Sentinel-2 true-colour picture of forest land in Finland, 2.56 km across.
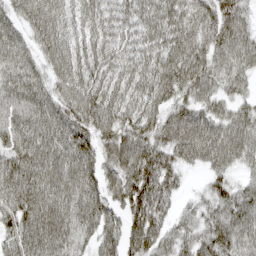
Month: April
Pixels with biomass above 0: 93%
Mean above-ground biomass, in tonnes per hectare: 78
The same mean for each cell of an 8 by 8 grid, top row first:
69 108 61 64 66 80 88 89
88 85 70 70 65 99 91 87
87 64 85 75 72 102 77 52
74 82 91 85 78 68 72 59
78 83 83 72 80 90 114 94
96 88 94 62 100 48 36 38
90 87 89 60 94 36 53 92
71 89 69 63 92 60 78 81
